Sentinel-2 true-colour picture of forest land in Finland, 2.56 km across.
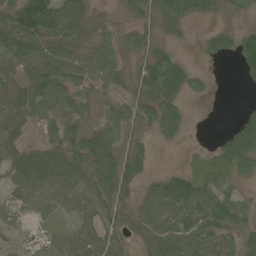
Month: June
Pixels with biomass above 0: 82%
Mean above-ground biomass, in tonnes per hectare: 53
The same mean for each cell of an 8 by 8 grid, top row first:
95 161 90 16 42 65 24 16
112 72 57 53 41 21 42 72
61 109 53 43 57 71 17 13
58 56 42 43 49 49 0 25
51 47 72 67 29 11 10 118
57 77 70 92 37 43 48 43
33 36 56 48 47 72 76 55
15 22 58 47 45 73 70 48
